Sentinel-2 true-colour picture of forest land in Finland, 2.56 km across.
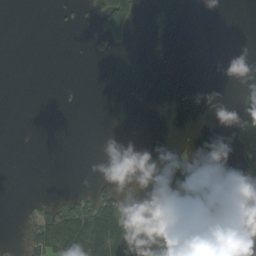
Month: August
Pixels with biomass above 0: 19%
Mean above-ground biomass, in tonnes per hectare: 25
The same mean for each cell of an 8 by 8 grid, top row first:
0 0 8 137 13 5 0 0
0 0 3 29 5 2 0 0
0 0 1 0 0 0 0 4
0 0 2 0 0 0 0 57
1 0 0 0 0 5 0 68
0 0 0 11 0 0 0 49
1 50 79 100 23 39 12 110
0 131 134 162 114 95 100 43
